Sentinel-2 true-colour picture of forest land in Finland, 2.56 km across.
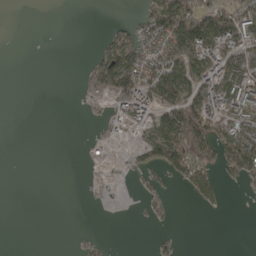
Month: April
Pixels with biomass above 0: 35%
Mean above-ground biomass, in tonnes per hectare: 38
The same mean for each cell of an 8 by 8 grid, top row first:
0 0 0 0 43 136 135 106
0 0 0 61 71 96 108 87
0 0 3 92 87 130 83 101
0 0 1 29 78 111 100 77
0 0 2 13 56 159 118 107
0 0 1 3 12 41 71 50
0 0 0 0 8 3 16 0
0 0 7 2 0 12 0 0
